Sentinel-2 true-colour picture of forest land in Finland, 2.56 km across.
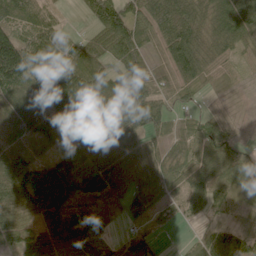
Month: June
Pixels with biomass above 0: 89%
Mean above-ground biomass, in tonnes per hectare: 64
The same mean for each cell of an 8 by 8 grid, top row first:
63 42 13 112 71 113 92 101
105 53 69 65 57 96 73 40
97 42 108 80 63 51 28 7
90 82 123 91 89 25 13 6
77 34 73 76 55 28 46 22
98 98 139 80 60 43 83 41
86 103 69 42 34 24 53 21
74 103 123 36 52 2 39 53
